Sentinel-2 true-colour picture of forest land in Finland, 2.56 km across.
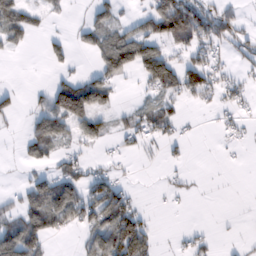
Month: February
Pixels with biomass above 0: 40%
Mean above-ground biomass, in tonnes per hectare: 36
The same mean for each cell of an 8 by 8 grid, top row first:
70 15 4 32 45 138 67 24
14 25 16 81 85 35 53 27
0 10 37 43 52 79 59 22
5 71 117 35 35 29 7 18
7 65 27 11 21 17 0 11
1 30 49 38 1 11 1 0
30 105 80 93 15 3 0 0
99 41 16 106 80 7 14 4
